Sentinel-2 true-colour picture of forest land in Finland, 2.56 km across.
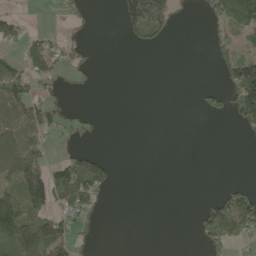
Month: May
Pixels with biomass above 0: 32%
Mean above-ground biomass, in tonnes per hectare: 39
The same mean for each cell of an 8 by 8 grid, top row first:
24 2 21 5 214 50 33 112
27 56 19 0 36 0 18 46
75 43 19 0 0 0 0 134
82 55 18 0 0 0 33 95
83 26 18 0 0 0 0 5
91 101 136 33 0 0 0 0
97 100 93 3 0 0 55 124
112 117 32 0 0 0 47 34
